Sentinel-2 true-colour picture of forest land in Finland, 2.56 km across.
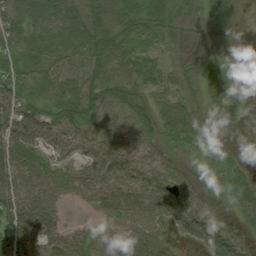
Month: August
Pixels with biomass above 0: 88%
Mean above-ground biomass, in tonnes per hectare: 50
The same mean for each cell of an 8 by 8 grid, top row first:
70 79 54 39 59 41 28 7
47 54 59 58 39 20 21 6
58 57 61 70 61 37 49 10
61 59 67 57 57 80 35 27
70 50 44 62 56 39 23 5
70 60 58 67 72 47 23 32
81 64 15 60 77 75 40 40
70 65 50 52 64 27 62 42
